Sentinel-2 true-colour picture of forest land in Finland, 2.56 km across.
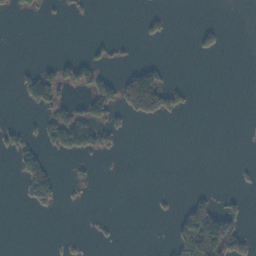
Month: November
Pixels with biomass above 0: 15%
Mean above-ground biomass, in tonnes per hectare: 16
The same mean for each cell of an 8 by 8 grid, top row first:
6 2 4 0 10 1 0 0
0 0 1 11 0 0 15 0
12 53 44 35 96 3 0 0
0 31 33 38 62 18 0 0
28 39 78 17 0 0 0 0
17 62 5 0 0 0 0 3
1 17 2 0 0 9 64 17
0 1 3 4 0 30 134 49
